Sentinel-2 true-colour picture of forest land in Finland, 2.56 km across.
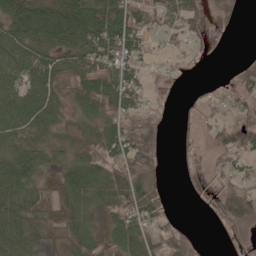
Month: June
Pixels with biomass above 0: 70%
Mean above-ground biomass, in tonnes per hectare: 47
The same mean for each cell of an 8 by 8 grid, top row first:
91 97 104 102 56 49 19 17
83 70 79 79 42 16 13 1
71 77 63 65 28 4 2 27
88 66 43 66 33 3 15 30
61 33 37 78 49 8 12 48
92 32 86 67 57 4 15 36
83 39 73 61 65 2 9 49
79 35 81 44 48 42 1 7
